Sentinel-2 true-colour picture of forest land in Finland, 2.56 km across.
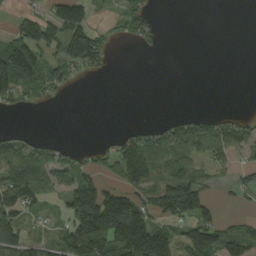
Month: August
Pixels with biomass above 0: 49%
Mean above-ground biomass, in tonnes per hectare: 68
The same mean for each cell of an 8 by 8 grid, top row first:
30 70 93 22 80 0 0 0
159 93 135 26 24 0 0 0
178 127 25 4 0 0 0 0
20 4 0 0 0 9 18 13
61 38 10 37 106 117 114 73
93 93 117 46 120 104 45 31
120 27 189 231 132 155 70 12
115 57 198 212 225 80 125 86
